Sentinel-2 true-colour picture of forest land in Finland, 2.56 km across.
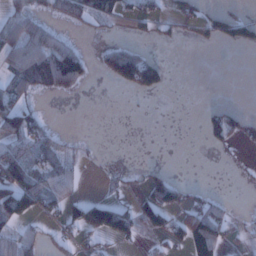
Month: January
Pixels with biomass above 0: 37%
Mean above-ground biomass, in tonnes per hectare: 36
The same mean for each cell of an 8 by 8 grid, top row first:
61 46 58 36 42 35 31 44
95 91 30 51 27 5 8 37
64 84 63 47 127 0 0 0
54 11 3 0 1 0 26 34
48 57 9 0 0 0 20 14
89 65 20 13 25 14 0 1
104 37 64 99 47 54 47 2
62 23 30 40 15 29 62 10
